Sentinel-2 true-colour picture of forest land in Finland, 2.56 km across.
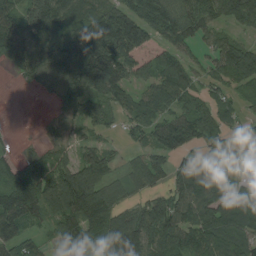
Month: August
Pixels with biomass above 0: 82%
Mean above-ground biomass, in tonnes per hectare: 87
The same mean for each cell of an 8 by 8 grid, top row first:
90 146 105 124 106 109 94 101
97 117 164 162 174 80 42 69
21 61 160 148 63 103 51 68
0 3 64 55 74 75 72 43
20 36 45 28 54 109 57 45
82 117 121 54 68 64 98 42
141 104 153 91 79 104 106 84
97 32 121 143 134 100 99 70
